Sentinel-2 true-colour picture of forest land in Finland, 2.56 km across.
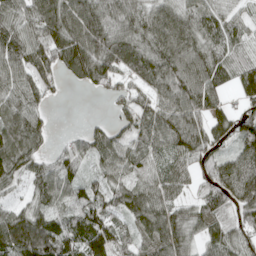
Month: April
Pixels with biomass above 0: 88%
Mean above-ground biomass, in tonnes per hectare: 80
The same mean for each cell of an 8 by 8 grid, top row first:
78 127 122 85 85 82 71 40
95 112 136 102 82 100 83 54
78 61 71 68 66 117 112 76
75 30 0 20 74 108 95 51
107 31 42 70 70 91 93 80
66 79 52 63 61 71 64 138
43 71 75 71 121 68 75 79
135 131 109 112 68 109 64 64
